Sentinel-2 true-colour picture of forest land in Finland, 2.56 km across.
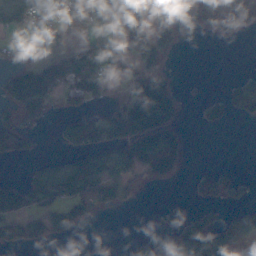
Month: November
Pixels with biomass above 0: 45%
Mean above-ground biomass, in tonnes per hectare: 61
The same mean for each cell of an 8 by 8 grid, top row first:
69 39 71 116 141 50 57 86
16 9 47 84 110 37 0 0
94 114 101 48 113 31 3 26
54 27 54 60 189 86 39 38
78 2 81 128 149 77 0 0
9 82 104 107 58 43 39 20
116 87 86 40 0 49 43 37
77 40 5 0 41 70 162 74
